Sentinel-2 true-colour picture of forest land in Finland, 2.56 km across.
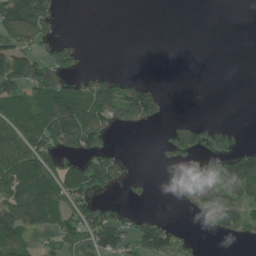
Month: July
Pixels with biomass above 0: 42%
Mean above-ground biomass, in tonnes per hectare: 54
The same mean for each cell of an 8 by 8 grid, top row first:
160 93 0 0 0 0 0 0
101 63 34 0 0 0 0 0
122 121 52 51 30 0 0 0
106 127 131 97 130 0 0 0
84 97 104 25 0 80 54 27
112 94 87 87 9 18 118 134
104 122 80 15 7 5 84 74
86 14 54 107 103 52 2 29
